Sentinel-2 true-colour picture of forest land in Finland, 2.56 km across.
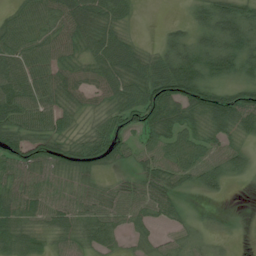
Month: July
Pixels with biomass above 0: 85%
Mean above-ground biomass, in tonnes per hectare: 57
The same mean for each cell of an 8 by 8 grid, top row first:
46 64 80 57 2 2 77 81
71 66 49 78 22 79 83 87
72 65 53 69 85 128 72 55
79 67 40 56 86 67 95 105
70 80 51 77 45 70 52 38
59 52 57 23 54 59 62 28
69 61 57 63 54 35 10 0
58 29 48 38 32 35 32 2
